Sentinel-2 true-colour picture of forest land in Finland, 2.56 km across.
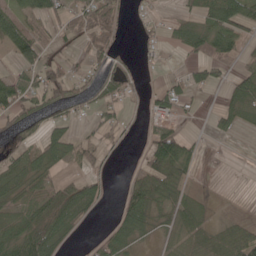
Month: May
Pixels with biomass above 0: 54%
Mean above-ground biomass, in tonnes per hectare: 41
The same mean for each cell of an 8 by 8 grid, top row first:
56 50 61 54 20 23 55 89
67 46 27 39 19 27 75 45
53 79 40 41 8 23 43 44
64 39 21 33 13 39 11 60
32 64 46 21 19 97 4 1
52 42 31 11 57 65 0 3
38 55 53 9 74 45 18 5
64 91 8 46 26 35 53 81
